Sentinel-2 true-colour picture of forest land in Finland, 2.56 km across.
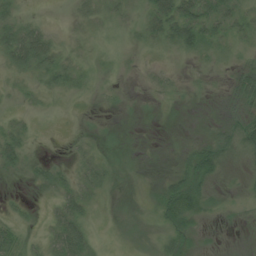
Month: July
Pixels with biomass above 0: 70%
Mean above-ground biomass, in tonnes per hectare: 17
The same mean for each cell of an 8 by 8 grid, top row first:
19 2 22 27 32 70 39 29
59 43 9 9 16 33 24 13
10 21 16 6 8 11 9 23
7 3 3 4 4 3 3 17
35 1 9 3 1 4 22 24
7 21 23 12 4 23 24 8
7 7 31 5 7 38 16 5
24 19 49 3 7 22 3 0
